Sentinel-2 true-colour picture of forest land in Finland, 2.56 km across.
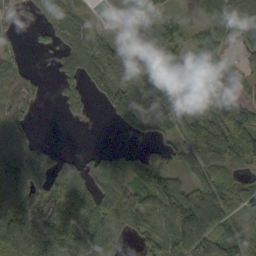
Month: September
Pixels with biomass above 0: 76%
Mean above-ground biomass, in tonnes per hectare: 80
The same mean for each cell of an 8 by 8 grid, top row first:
33 64 53 20 115 37 59 102
33 43 96 133 140 73 74 36
94 17 80 135 122 100 116 58
103 0 31 58 89 87 112 94
103 26 0 5 30 59 180 112
120 94 66 107 91 51 103 47
115 82 96 104 80 104 155 57
151 99 90 53 56 88 106 66
